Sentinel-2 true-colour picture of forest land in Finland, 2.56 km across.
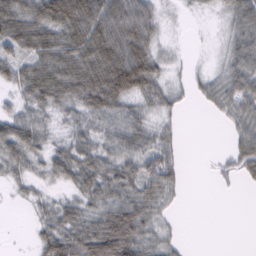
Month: February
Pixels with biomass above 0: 74%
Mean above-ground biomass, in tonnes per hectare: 47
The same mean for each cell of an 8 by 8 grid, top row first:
64 74 99 81 66 5 8 64
52 68 79 91 74 8 4 57
46 86 90 106 83 13 29 72
34 43 50 65 42 22 13 61
65 33 49 52 56 29 0 50
28 29 58 62 68 42 3 32
3 30 50 78 67 14 0 0
0 53 80 131 58 19 0 0
